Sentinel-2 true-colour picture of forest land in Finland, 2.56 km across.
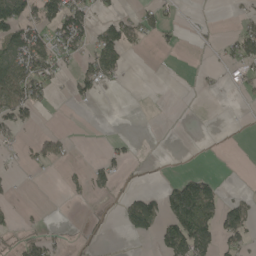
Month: May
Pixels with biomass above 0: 29%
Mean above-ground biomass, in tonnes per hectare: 34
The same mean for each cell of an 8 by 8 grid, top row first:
116 85 76 33 34 12 2 13
90 69 52 101 15 8 8 59
125 64 48 32 0 0 7 28
100 7 2 0 0 0 0 1
23 59 1 15 1 0 1 2
10 2 10 41 14 18 25 0
15 2 1 12 120 108 89 54
35 54 24 8 17 122 80 46
